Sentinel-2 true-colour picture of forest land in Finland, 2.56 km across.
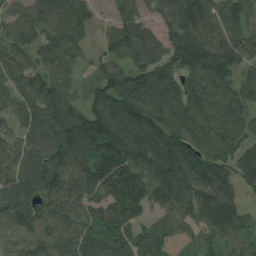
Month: August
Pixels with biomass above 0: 91%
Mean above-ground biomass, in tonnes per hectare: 112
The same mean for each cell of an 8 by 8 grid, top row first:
78 100 105 53 58 134 138 100
96 108 68 82 118 138 177 135
95 133 67 154 148 128 134 96
74 139 104 184 155 155 101 101
74 127 117 176 152 157 119 97
106 143 101 132 105 159 144 112
127 75 87 105 85 104 128 81
68 97 103 99 83 91 64 61
